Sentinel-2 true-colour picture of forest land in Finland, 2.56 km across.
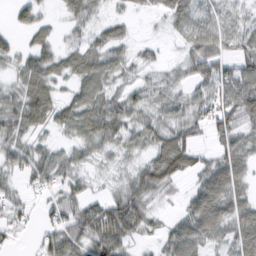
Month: February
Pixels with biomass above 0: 79%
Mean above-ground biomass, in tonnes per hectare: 43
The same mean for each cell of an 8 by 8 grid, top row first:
25 15 47 20 14 60 40 26
27 45 38 47 14 12 72 43
27 58 44 40 21 25 64 85
49 53 55 61 39 43 47 82
44 24 35 40 39 78 19 46
34 53 27 13 57 49 62 49
29 28 52 69 47 11 97 58
11 41 54 73 18 59 48 66
